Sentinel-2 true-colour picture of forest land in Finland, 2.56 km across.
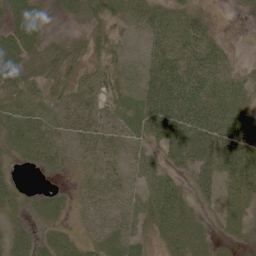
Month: June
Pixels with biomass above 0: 85%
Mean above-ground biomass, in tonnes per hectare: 41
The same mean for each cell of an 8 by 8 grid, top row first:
46 22 33 40 56 42 26 4
52 26 18 42 26 52 63 5
52 28 32 46 43 83 75 33
36 29 51 28 61 84 69 57
35 42 30 32 31 64 54 73
18 19 18 29 44 38 59 79
33 34 17 22 49 91 23 50
43 30 22 27 27 76 43 16
